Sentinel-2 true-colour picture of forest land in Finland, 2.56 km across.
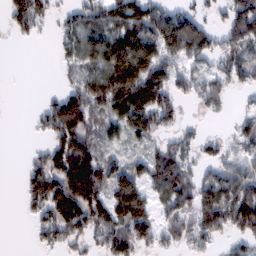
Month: February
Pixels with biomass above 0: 67%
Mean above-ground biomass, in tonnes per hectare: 78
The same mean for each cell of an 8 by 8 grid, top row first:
93 53 66 89 120 91 37 134
3 2 83 116 137 127 82 86
0 0 53 122 183 89 64 55
0 74 141 106 167 68 44 16
0 62 120 43 41 58 33 43
4 123 192 100 87 137 56 98
4 108 144 107 99 81 132 138
0 51 55 116 81 68 68 54
